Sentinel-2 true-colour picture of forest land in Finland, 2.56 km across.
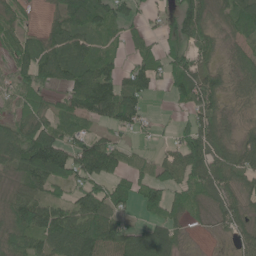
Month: June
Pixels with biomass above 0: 78%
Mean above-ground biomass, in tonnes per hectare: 67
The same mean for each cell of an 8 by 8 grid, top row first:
43 26 110 83 29 67 75 90
62 68 77 32 42 60 54 45
60 63 86 83 73 78 67 68
43 60 85 106 50 12 70 33
113 141 73 61 12 39 100 59
53 107 79 78 52 53 98 66
91 73 76 77 75 78 48 62
80 75 115 82 98 46 6 43
